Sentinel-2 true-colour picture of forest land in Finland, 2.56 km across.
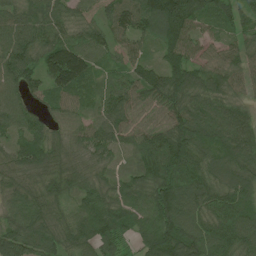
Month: June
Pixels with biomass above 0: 96%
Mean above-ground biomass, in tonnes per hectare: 87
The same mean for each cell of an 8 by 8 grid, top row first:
80 93 55 82 110 169 87 62
114 101 103 62 47 91 45 62
92 74 106 46 89 107 90 73
92 43 46 84 66 102 101 77
61 73 55 75 78 129 92 119
77 85 74 52 90 132 87 86
86 92 83 98 96 138 92 82
97 92 99 74 79 128 116 102
